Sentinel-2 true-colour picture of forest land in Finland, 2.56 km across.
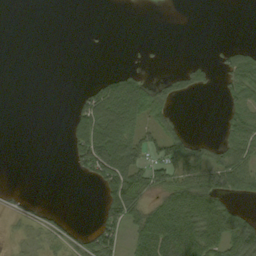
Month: September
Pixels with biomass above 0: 38%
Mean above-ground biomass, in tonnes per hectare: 36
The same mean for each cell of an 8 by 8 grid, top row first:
0 0 0 0 0 0 0 0
0 0 0 0 5 0 1 21
0 0 1 58 35 29 17 66
0 0 57 128 74 15 0 47
0 0 76 104 49 65 25 66
0 0 19 98 72 68 76 76
10 11 0 52 58 110 115 31
9 22 32 36 89 145 111 99
